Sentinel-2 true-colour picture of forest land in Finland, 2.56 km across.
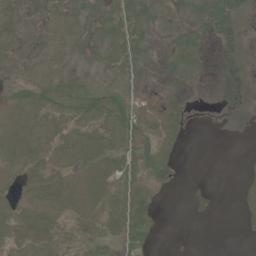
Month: June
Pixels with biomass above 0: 55%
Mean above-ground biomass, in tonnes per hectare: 6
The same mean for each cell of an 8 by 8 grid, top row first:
6 4 8 10 9 5 8 6
7 2 7 10 7 8 4 8
5 8 10 8 4 4 1 6
8 8 11 11 7 7 1 2
9 7 10 8 11 6 0 0
6 8 6 8 4 2 0 1
6 8 6 4 4 0 2 2
5 4 3 3 8 0 0 1
